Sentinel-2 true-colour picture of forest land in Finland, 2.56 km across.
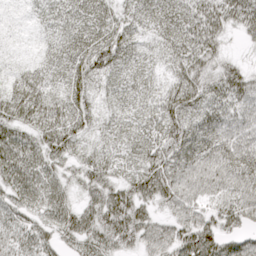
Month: April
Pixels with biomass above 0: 94%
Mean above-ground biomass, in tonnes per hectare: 47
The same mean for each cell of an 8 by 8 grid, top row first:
2 29 44 40 44 46 63 60
4 25 49 65 30 47 55 10
38 43 52 39 37 44 56 66
60 65 53 33 33 58 61 54
62 58 37 33 45 62 60 58
57 41 38 39 59 59 57 55
43 44 41 68 36 45 44 64
43 37 51 53 46 62 74 52
